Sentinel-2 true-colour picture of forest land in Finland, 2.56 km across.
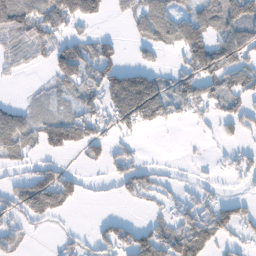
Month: February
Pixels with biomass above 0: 53%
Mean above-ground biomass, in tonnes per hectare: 50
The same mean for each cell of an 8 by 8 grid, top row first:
107 98 107 13 57 60 72 83
48 56 65 44 33 48 96 83
6 20 72 106 96 47 76 66
39 20 48 72 100 38 29 62
58 55 64 39 6 0 4 21
16 61 28 40 55 9 8 36
51 88 7 0 9 36 56 51
27 3 21 79 84 108 88 27
